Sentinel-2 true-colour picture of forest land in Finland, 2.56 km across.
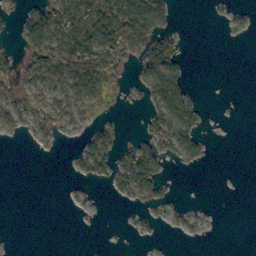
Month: October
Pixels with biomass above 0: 37%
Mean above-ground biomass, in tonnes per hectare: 27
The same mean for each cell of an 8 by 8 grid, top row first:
18 82 98 101 88 5 2 8
24 130 144 78 44 29 0 0
39 73 81 56 31 52 0 0
46 56 37 19 13 57 5 0
2 12 15 28 37 53 9 0
0 0 14 39 74 2 0 0
0 0 5 1 13 9 3 0
0 0 0 0 3 1 2 0
